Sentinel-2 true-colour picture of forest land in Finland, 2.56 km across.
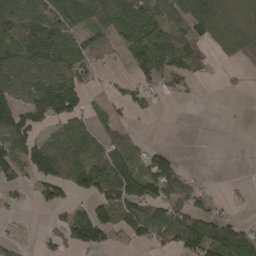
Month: April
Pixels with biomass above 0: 59%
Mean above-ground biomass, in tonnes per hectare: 67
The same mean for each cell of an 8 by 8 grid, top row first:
112 120 121 95 93 77 148 51
80 129 63 28 117 106 30 57
84 101 54 21 56 55 10 8
113 126 66 25 36 1 0 1
101 90 98 81 25 2 1 1
52 113 100 165 112 84 3 2
10 40 47 81 110 95 61 12
13 33 97 39 60 97 150 154
